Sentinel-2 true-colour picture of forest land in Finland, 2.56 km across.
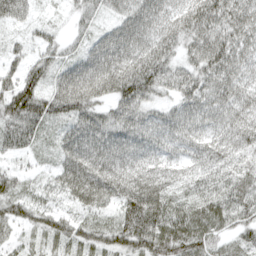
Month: April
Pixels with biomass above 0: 95%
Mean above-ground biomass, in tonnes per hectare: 70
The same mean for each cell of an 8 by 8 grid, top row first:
63 13 41 47 97 79 101 91
29 48 39 89 87 68 104 80
72 67 97 100 121 79 84 69
109 94 86 66 76 65 76 71
74 35 102 90 69 62 64 66
47 29 110 99 85 55 49 57
54 44 50 54 131 63 72 68
26 42 54 60 91 81 59 47
